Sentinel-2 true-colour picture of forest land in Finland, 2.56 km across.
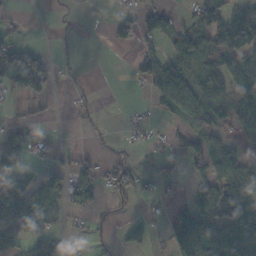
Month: November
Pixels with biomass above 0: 46%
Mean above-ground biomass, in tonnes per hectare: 41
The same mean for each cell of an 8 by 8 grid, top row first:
13 1 3 21 52 18 70 61
66 9 5 13 33 34 51 87
76 53 4 0 47 90 61 94
10 12 11 0 10 45 65 76
55 21 2 9 17 22 49 34
63 53 68 40 16 21 61 102
84 31 48 17 6 17 117 76
42 61 15 10 43 68 97 77
